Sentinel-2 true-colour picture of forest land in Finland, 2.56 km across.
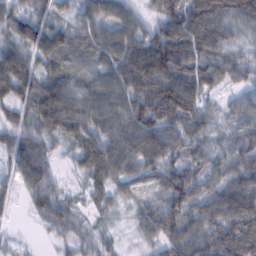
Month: February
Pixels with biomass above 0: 94%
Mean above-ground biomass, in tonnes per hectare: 70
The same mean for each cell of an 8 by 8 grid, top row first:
71 55 51 69 39 97 120 93
72 88 69 82 102 118 100 38
93 78 57 72 111 111 78 50
57 108 90 83 114 118 51 54
77 66 59 85 96 85 45 57
57 70 27 71 55 85 60 66
16 65 29 34 49 77 66 102
10 9 37 23 28 75 94 114
